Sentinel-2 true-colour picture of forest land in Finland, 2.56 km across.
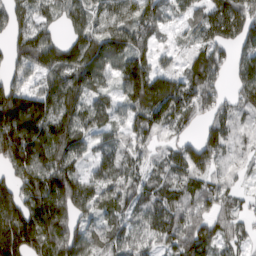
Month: March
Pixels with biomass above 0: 88%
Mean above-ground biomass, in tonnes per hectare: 103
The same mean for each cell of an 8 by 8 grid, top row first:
99 55 92 96 133 47 83 130
91 131 119 137 62 24 85 80
70 107 139 59 139 85 127 89
204 162 124 78 120 124 67 69
236 210 92 70 63 58 121 41
116 168 102 103 69 84 86 27
147 164 107 84 88 107 82 44
200 156 119 87 73 118 112 57
